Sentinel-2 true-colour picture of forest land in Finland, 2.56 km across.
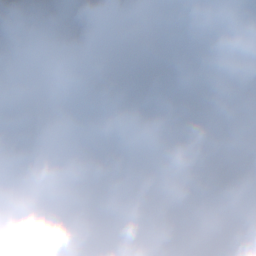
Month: November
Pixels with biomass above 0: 51%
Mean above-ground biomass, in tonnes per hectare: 58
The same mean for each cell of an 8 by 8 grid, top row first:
54 51 45 37 2 0 0 11
27 67 53 70 115 59 49 49
8 56 42 35 38 43 51 113
103 121 95 69 33 49 49 74
42 62 37 0 5 35 12 39
157 142 122 17 0 80 79 70
32 47 71 55 13 51 53 55
59 94 100 91 75 93 113 116
